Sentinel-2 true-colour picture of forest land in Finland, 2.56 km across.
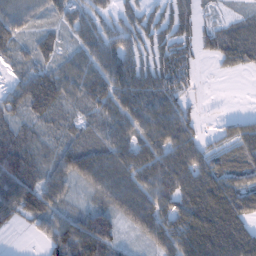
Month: January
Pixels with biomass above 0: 82%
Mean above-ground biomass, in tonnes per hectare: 63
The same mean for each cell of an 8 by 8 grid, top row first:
66 33 54 39 43 60 18 23
38 38 46 72 52 60 32 77
35 74 77 77 69 81 1 4
47 67 41 72 85 79 2 7
67 35 53 74 79 85 36 72
91 56 84 93 85 105 91 71
74 63 31 73 107 90 121 95
1 50 106 61 43 110 138 122
